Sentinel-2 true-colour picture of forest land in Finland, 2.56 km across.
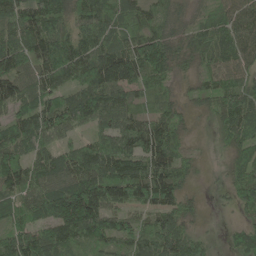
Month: May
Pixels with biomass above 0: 91%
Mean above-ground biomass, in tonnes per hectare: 87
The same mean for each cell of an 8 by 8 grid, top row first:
106 123 86 88 58 49 35 82
99 127 101 101 131 69 87 92
101 92 98 129 80 36 47 63
86 118 117 104 47 52 46 128
99 67 50 105 128 67 5 69
102 96 126 141 141 98 7 67
69 129 205 106 83 84 13 50
110 105 86 90 99 115 30 55
